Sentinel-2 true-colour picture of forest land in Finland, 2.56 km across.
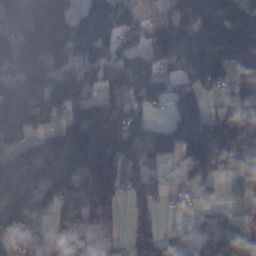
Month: November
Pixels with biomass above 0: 77%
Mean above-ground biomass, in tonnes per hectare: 88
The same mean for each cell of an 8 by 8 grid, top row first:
124 108 74 103 27 79 119 74
62 97 70 58 91 120 119 104
69 92 74 101 132 44 101 70
99 93 93 137 68 92 59 51
52 57 154 176 122 121 148 106
97 115 113 128 87 12 77 50
150 95 113 62 80 14 30 74
92 59 98 26 75 82 90 101
